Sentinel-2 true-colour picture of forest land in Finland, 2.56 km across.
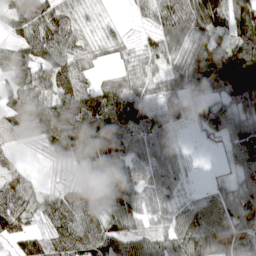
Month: April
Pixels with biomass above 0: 88%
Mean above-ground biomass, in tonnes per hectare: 74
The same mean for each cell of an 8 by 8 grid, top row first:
79 95 37 9 28 104 117 106
49 91 58 34 36 63 122 120
80 86 61 44 55 66 162 222
79 97 127 129 59 45 75 85
27 59 147 144 57 28 12 102
49 5 32 117 41 50 6 55
87 60 78 75 56 48 73 101
49 50 76 94 65 70 102 107
